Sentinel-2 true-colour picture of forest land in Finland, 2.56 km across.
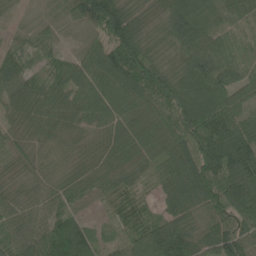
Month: June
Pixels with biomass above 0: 96%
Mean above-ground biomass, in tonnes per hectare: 74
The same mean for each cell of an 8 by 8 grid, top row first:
22 46 93 127 40 105 75 65
50 42 56 106 86 64 108 60
95 54 88 103 124 97 112 73
59 80 68 65 70 108 128 65
55 54 37 55 73 74 106 108
42 47 46 60 32 89 94 99
68 73 24 27 36 72 71 90
82 117 93 22 79 131 84 95
